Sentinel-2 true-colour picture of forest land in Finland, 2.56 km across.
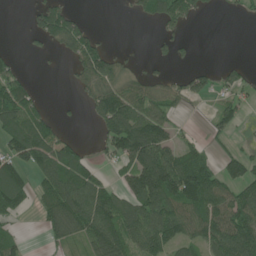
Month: June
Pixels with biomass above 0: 54%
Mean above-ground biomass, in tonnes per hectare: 68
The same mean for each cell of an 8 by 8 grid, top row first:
0 95 26 0 41 80 11 10
4 25 87 20 1 29 0 0
51 0 50 81 42 27 45 40
122 26 9 152 89 30 15 45
110 105 32 84 185 62 27 13
90 102 119 23 178 178 107 91
73 80 146 127 119 107 119 112
43 31 65 143 119 87 94 147
